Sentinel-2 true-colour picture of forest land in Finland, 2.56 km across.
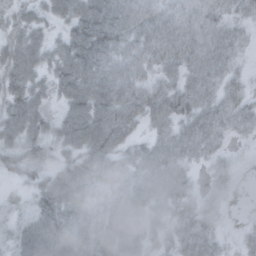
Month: October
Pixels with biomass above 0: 86%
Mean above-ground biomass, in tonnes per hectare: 48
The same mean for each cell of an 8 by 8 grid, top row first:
38 38 75 91 53 30 32 26
57 47 89 73 49 45 46 24
54 41 95 79 34 37 41 20
60 28 81 82 55 55 48 36
43 36 65 67 38 58 41 7
18 39 67 71 64 46 14 6
23 69 72 53 54 39 25 1
52 89 57 59 44 37 42 16
